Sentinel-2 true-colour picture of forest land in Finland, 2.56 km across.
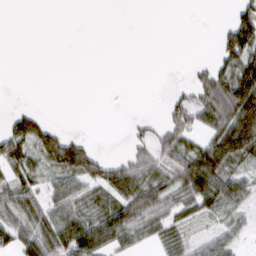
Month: March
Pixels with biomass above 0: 50%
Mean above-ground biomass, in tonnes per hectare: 40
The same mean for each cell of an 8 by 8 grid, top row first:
0 0 0 0 0 0 0 58
0 0 0 0 0 0 1 114
0 0 0 0 0 2 62 105
21 5 0 0 0 48 82 118
81 66 41 0 38 68 63 91
60 34 67 79 84 69 103 46
69 59 53 70 84 56 53 43
58 83 105 77 30 41 39 31
